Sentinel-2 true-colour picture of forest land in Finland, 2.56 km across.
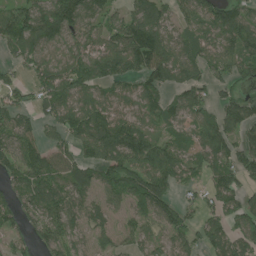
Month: July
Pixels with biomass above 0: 81%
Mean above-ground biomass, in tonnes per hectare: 83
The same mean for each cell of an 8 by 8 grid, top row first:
93 131 104 68 101 56 86 90
73 79 77 92 153 85 64 92
36 87 107 92 100 74 75 70
75 65 100 79 72 66 65 117
94 57 77 125 103 60 103 80
82 106 81 95 125 90 64 90
69 97 76 51 97 73 56 94
41 82 57 52 67 74 79 98
